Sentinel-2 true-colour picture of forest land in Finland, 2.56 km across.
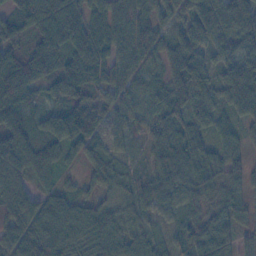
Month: November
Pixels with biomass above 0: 94%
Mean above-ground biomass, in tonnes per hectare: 68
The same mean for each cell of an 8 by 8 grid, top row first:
75 103 82 85 61 51 85 103
69 110 96 77 66 66 59 67
105 72 99 73 42 62 49 99
92 39 99 46 46 73 71 70
106 70 69 33 27 82 57 43
71 44 22 55 43 96 80 53
97 76 58 46 50 53 44 52
71 90 67 67 49 33 83 53
